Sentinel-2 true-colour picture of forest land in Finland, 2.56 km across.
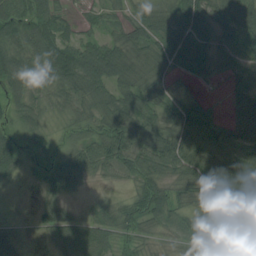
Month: August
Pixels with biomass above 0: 87%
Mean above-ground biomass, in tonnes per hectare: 53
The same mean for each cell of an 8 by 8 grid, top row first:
81 67 20 27 47 52 56 57
76 83 62 60 58 54 45 53
71 70 79 73 58 15 12 29
46 36 45 71 68 51 29 43
41 17 49 78 68 90 85 77
36 41 59 32 65 60 70 90
3 46 20 41 66 54 52 103
44 21 83 51 24 28 35 50
